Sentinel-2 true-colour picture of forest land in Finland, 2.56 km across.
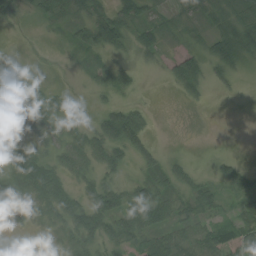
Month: August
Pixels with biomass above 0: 72%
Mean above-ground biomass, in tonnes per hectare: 36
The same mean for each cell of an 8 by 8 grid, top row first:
21 27 31 50 34 16 29 41
1 1 27 44 33 15 36 70
46 9 3 43 4 43 39 10
59 42 3 41 27 1 3 0
102 25 51 66 35 1 1 0
106 91 42 24 27 43 18 47
76 55 64 73 101 40 35 26
0 8 48 52 48 51 49 54
